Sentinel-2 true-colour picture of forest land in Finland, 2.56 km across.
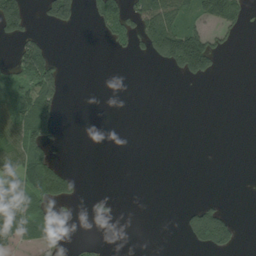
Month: August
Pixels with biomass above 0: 26%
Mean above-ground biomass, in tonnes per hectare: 38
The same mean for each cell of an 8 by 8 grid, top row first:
126 74 38 78 120 102 97 53
44 42 0 19 42 194 128 5
67 97 0 0 0 11 28 0
87 88 0 0 0 0 0 0
102 56 0 0 0 0 0 0
90 140 17 0 0 0 0 0
97 44 2 8 0 5 71 0
64 47 8 2 0 1 128 24
